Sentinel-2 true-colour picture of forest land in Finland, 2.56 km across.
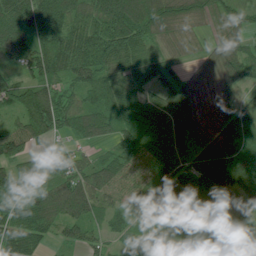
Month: July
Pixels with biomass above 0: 91%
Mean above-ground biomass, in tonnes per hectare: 83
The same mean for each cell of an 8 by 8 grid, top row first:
119 137 81 155 136 99 72 53
115 108 106 136 64 36 27 60
51 81 81 81 61 58 55 81
71 150 95 97 81 117 70 86
90 52 40 48 100 89 68 135
86 77 81 77 40 123 124 124
115 129 112 48 66 95 111 44
104 42 56 33 32 27 48 101
